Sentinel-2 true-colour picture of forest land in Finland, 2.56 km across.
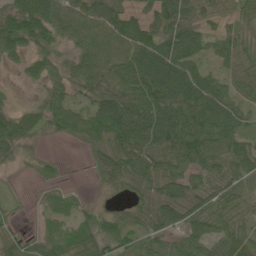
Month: June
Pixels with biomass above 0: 82%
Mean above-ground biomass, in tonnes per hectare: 59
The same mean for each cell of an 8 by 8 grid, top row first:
83 92 77 76 59 97 50 42
56 42 51 74 84 90 40 57
7 47 55 72 91 85 53 51
40 64 54 99 94 90 93 52
46 4 25 81 85 95 92 62
3 10 0 57 81 72 66 69
6 28 25 22 57 84 74 48
31 52 72 55 62 54 70 78
